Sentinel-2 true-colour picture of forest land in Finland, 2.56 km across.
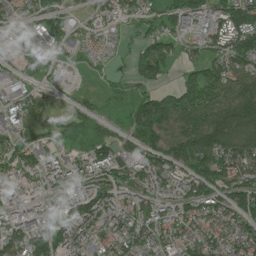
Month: June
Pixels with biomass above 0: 79%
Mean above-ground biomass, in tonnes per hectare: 85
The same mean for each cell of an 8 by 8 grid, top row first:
52 70 23 39 64 106 116 147
61 43 53 24 79 49 77 149
43 28 5 25 62 37 147 111
58 12 36 13 179 184 150 169
76 44 30 87 130 125 184 118
90 84 84 73 89 83 119 88
109 66 178 109 76 80 86 103
101 114 97 75 101 80 86 91
